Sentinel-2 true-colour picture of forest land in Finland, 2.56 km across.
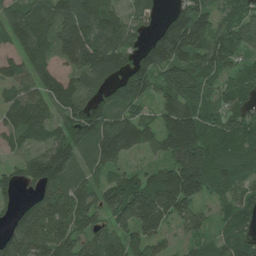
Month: July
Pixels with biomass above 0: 88%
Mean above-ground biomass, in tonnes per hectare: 109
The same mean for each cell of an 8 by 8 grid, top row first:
104 113 138 107 62 97 86 97
86 78 138 114 85 153 117 109
89 98 93 92 155 183 90 79
113 95 131 130 66 144 94 81
52 117 129 144 84 184 176 126
60 179 81 73 76 187 203 119
53 120 117 104 155 141 42 84
114 127 87 92 116 27 64 103
